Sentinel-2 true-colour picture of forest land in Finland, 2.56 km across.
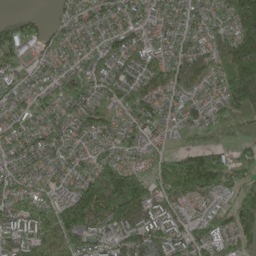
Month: May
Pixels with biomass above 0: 92%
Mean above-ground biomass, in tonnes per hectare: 112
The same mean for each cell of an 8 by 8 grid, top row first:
33 24 83 83 70 72 76 165
172 76 71 82 90 90 90 233
122 81 98 111 89 112 81 249
96 91 98 77 118 71 77 156
95 95 62 68 67 25 52 66
85 78 98 280 110 228 220 103
97 124 236 278 154 87 68 149
105 143 163 106 132 108 118 121
